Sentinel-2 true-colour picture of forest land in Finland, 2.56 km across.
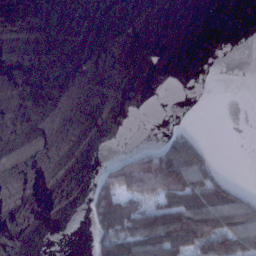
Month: January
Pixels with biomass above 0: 21%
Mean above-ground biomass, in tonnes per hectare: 29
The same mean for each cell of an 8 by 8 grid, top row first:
0 0 0 0 0 0 0 0
0 0 0 0 0 0 0 0
0 0 0 0 0 0 0 0
0 0 0 0 0 0 0 0
0 0 0 0 14 75 13 0
0 0 0 82 173 165 76 1
0 0 3 132 97 138 129 124
0 0 0 117 142 122 134 105
